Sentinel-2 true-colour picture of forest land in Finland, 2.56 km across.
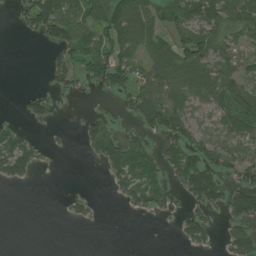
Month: July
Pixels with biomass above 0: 50%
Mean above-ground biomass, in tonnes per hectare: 44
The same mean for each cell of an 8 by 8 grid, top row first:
20 116 104 91 70 63 77 71
0 26 96 80 54 64 68 45
0 22 37 74 54 82 82 61
5 31 5 10 78 77 41 84
66 10 17 59 44 44 51 61
55 0 0 42 78 47 92 46
0 0 20 1 36 21 57 68
0 0 0 0 0 14 41 70
